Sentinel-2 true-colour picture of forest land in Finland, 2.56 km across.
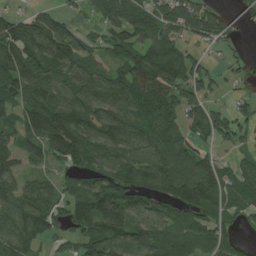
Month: July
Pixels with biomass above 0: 79%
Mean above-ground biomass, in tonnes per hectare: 91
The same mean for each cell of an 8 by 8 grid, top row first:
49 73 19 76 94 99 91 36
146 136 90 61 100 87 33 14
129 106 106 100 126 114 60 21
90 173 132 119 108 70 76 45
104 124 144 107 97 88 49 37
96 39 72 110 115 142 125 76
105 89 119 188 87 92 112 60
97 52 73 129 95 104 85 29
